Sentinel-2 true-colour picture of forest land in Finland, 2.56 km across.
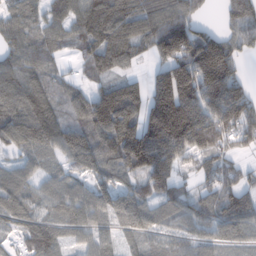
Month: February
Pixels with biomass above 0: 87%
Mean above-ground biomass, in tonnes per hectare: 104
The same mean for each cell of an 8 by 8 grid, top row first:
73 76 110 146 116 139 26 118
84 77 64 160 69 172 191 89
109 79 33 73 55 197 201 94
105 122 93 193 131 225 149 167
78 94 142 133 192 155 130 73
69 55 61 96 116 78 63 72
98 74 100 93 104 88 85 133
46 104 51 55 75 82 86 75
